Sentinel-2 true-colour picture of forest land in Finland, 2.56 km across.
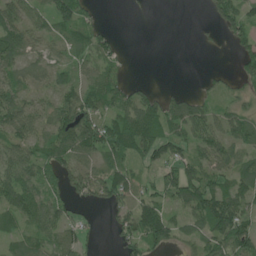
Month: June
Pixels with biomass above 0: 71%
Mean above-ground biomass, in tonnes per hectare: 53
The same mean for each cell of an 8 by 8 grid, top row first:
69 62 55 0 2 0 24 83
72 43 48 43 0 0 6 40
48 36 43 60 9 0 19 46
83 54 103 61 105 73 49 47
61 63 92 82 106 75 78 50
72 47 80 61 28 84 63 61
70 60 27 45 75 39 107 77
36 48 48 16 87 46 64 84
